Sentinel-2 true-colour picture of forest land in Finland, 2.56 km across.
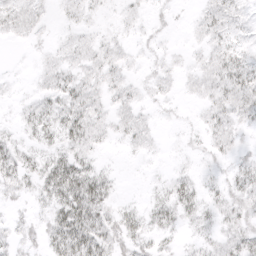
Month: April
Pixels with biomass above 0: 69%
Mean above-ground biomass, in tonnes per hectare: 15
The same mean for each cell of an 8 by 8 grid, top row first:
18 6 9 4 6 5 18 12
2 6 12 11 6 3 12 12
2 13 18 14 8 8 17 31
6 21 27 15 9 4 15 25
16 16 23 8 12 2 13 10
26 32 39 9 2 11 6 20
7 18 45 18 13 26 14 25
15 24 44 27 18 9 12 27
